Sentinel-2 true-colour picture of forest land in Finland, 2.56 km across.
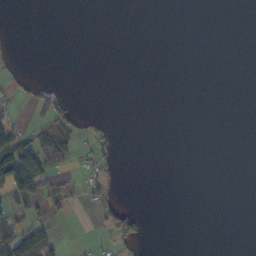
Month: October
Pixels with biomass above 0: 13%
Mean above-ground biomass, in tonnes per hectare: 13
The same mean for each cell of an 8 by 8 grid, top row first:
0 0 0 0 0 0 0 0
3 0 0 0 0 0 0 0
15 4 0 0 0 0 0 0
9 52 16 1 0 0 0 0
73 93 26 28 0 0 0 0
128 63 16 19 0 0 0 0
26 30 9 46 2 0 0 0
97 61 3 27 14 0 0 0
